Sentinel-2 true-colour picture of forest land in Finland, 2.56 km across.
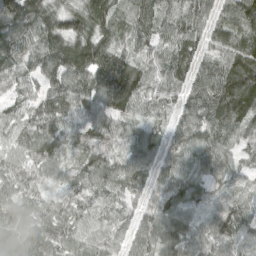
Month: April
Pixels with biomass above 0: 96%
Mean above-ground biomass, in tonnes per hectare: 78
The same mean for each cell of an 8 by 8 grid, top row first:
141 98 101 95 96 80 70 103
94 104 110 82 61 96 53 112
70 79 87 149 79 80 100 167
46 94 74 86 55 52 109 135
59 95 56 76 91 51 78 53
65 47 54 75 73 81 59 33
57 53 55 43 53 78 45 64
60 69 56 56 67 86 70 87
